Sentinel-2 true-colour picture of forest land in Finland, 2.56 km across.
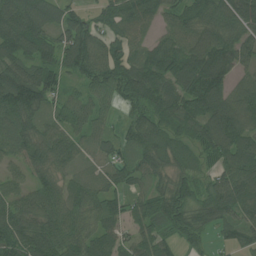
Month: July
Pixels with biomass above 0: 90%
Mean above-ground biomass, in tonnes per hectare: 79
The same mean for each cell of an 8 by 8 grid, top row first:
118 91 50 79 68 60 84 124
113 80 120 71 55 84 117 104
122 80 52 87 127 108 141 47
100 56 69 28 84 107 117 93
76 79 49 47 86 62 85 105
38 61 45 54 56 55 52 111
71 80 72 57 68 81 89 93
97 98 77 68 68 51 27 59
